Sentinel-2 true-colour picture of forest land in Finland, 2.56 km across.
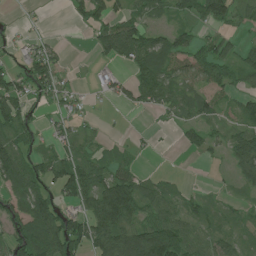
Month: July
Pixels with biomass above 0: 65%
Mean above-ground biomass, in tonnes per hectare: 53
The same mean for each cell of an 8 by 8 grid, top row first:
3 4 28 67 56 33 62 43
22 36 0 95 100 69 57 38
57 82 5 34 79 65 53 37
72 15 17 3 22 47 49 45
68 19 42 11 9 10 50 65
101 64 106 82 35 7 1 35
67 92 54 171 68 46 31 20
73 122 99 118 117 106 53 24
